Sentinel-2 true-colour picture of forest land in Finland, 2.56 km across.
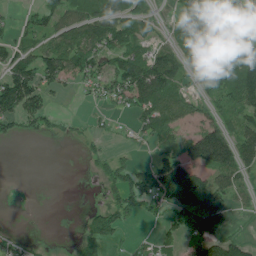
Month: June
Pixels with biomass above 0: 58%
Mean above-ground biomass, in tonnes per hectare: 58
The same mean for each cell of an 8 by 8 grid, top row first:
12 76 72 93 44 50 99 75
55 62 98 86 58 71 90 114
131 72 53 80 159 88 81 134
97 49 3 29 75 71 42 73
9 4 14 11 18 50 149 83
0 0 1 42 75 158 61 54
0 0 4 50 41 91 122 18
22 2 32 31 21 41 112 35
